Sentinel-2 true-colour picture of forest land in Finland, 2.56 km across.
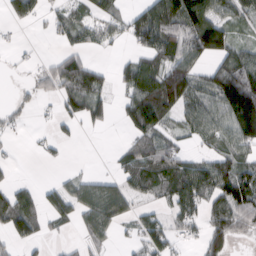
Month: March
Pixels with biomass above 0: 59%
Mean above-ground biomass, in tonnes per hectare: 72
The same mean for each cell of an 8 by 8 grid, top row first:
57 36 47 54 101 154 135 57
15 5 55 20 71 107 135 61
7 62 146 39 128 160 87 195
34 11 96 40 155 85 97 183
11 20 11 6 89 57 43 90
12 4 35 44 105 112 105 114
136 71 83 129 36 67 87 122
57 30 33 37 73 51 87 31
